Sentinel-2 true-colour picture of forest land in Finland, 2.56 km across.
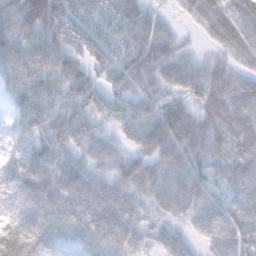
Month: November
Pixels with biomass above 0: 91%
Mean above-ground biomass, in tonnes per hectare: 71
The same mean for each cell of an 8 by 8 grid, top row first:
107 122 71 74 66 17 69 74
95 89 60 68 89 57 21 69
69 71 76 51 74 75 88 58
41 75 64 59 79 98 73 79
29 74 66 51 87 118 99 77
44 85 72 72 82 89 87 80
32 71 83 93 48 73 81 71
82 47 45 77 43 60 58 69
